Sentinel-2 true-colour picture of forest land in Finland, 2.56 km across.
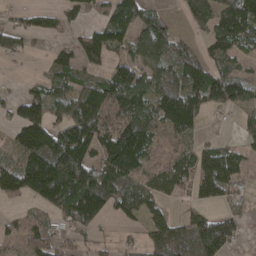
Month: April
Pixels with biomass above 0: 70%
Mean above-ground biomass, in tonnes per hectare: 90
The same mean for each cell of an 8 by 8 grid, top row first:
31 49 46 88 85 27 133 143
56 26 91 77 140 97 55 64
6 63 69 120 101 121 134 114
63 108 145 94 102 172 50 45
100 184 172 162 136 46 46 43
141 238 207 146 58 72 110 52
19 86 206 92 80 13 40 35
48 81 31 22 49 116 193 45
